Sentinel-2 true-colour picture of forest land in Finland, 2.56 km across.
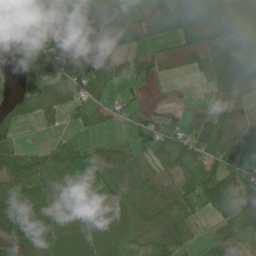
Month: June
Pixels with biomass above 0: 72%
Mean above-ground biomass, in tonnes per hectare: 33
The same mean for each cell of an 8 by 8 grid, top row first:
50 36 41 41 24 29 35 31
26 28 55 25 20 12 34 35
27 47 55 38 48 3 23 51
34 41 25 17 20 11 35 26
33 14 22 24 16 37 44 40
62 50 21 34 32 25 57 28
46 55 22 29 33 35 33 34
36 41 45 28 14 38 21 26
